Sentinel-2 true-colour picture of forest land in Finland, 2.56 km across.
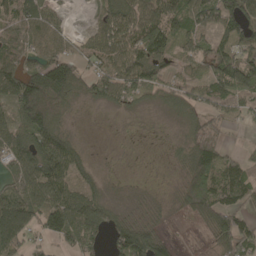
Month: April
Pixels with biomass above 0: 78%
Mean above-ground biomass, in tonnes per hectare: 73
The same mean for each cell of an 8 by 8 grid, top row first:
88 84 1 80 95 84 85 103
82 90 49 85 127 65 61 93
106 191 85 95 100 55 87 131
75 139 6 14 16 39 59 50
97 137 28 2 2 14 96 12
63 134 55 5 2 17 140 85
135 124 103 36 24 26 107 66
103 66 94 70 118 19 30 139
